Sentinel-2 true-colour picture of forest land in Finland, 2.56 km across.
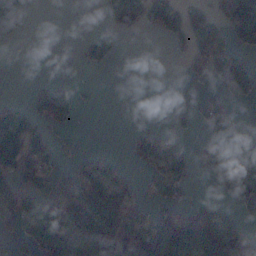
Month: November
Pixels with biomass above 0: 45%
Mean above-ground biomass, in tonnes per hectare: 59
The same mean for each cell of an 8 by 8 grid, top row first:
62 0 0 39 65 70 55 176
3 0 23 52 0 9 88 44
0 13 1 0 0 0 27 64
52 92 19 0 1 10 59 10
130 48 5 0 54 29 45 65
85 67 79 67 28 96 41 162
87 102 160 149 38 59 61 35
41 139 148 169 162 159 167 92
